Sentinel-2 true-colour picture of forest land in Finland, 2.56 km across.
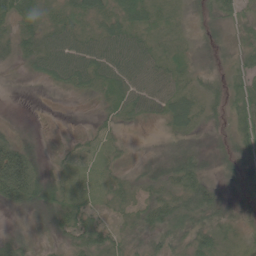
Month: June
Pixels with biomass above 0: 82%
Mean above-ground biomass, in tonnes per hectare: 33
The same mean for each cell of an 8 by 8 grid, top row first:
55 28 45 45 40 16 27 38
40 54 62 64 49 21 16 30
4 29 48 61 58 39 21 33
3 2 2 30 36 55 25 44
44 9 19 16 2 23 15 37
111 32 22 20 19 44 24 24
21 42 38 16 31 52 50 15
27 14 38 30 35 37 41 17
